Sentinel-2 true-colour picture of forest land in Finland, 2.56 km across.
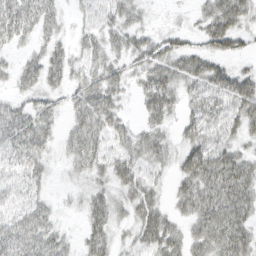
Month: March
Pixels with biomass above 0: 78%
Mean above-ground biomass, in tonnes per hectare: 35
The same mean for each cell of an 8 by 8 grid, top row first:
49 36 16 35 16 4 39 49
17 31 27 32 38 34 34 22
27 41 29 38 36 41 51 45
32 32 42 42 28 24 46 44
41 27 47 33 40 23 42 29
23 15 18 39 34 28 61 55
26 22 14 37 47 22 54 52
51 41 21 31 41 40 47 51
